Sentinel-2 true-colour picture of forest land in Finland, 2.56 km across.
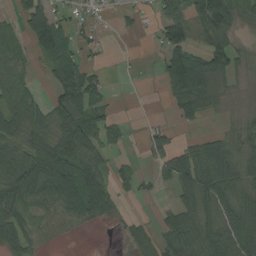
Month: August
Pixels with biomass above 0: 64%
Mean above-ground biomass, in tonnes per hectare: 54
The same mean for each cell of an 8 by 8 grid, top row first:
39 98 23 11 16 68 139 47
44 94 38 2 3 101 77 30
65 27 91 7 2 109 91 16
81 62 93 25 1 34 30 12
55 89 119 33 29 38 53 39
88 118 107 49 16 88 85 51
82 46 88 44 1 46 72 69
70 10 1 2 42 58 89 88
